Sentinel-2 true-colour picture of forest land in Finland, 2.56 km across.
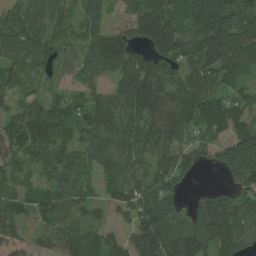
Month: July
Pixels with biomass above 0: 89%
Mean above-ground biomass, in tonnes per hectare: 92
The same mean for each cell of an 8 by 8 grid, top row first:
61 63 50 21 140 102 201 130
86 64 45 131 86 135 184 169
56 32 43 61 158 76 110 85
70 117 65 118 121 168 143 96
98 117 75 97 88 85 67 158
39 43 66 70 72 86 2 113
60 96 70 52 112 76 112 95
98 66 94 52 138 113 127 83
